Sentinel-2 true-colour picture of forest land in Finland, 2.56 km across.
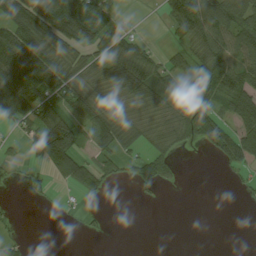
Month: August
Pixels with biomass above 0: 56%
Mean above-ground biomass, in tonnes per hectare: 55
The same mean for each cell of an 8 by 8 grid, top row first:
123 139 136 61 3 82 104 98
144 107 72 99 47 23 76 80
151 128 71 68 89 65 62 72
96 89 73 63 49 74 75 97
18 160 63 78 41 39 48 90
8 28 102 30 45 16 0 15
5 3 7 0 1 0 0 2
16 0 2 1 0 0 0 0
